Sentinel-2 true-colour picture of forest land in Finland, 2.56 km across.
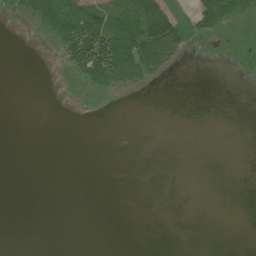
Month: July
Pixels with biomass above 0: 16%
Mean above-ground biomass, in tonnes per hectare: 15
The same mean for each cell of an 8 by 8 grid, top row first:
9 69 106 56 98 30 51 18
0 4 109 127 97 48 0 0
0 0 21 60 28 0 0 0
0 0 0 0 0 0 0 0
0 0 0 0 0 0 0 0
0 0 0 0 0 0 0 0
0 0 0 0 0 0 0 0
0 0 0 0 0 0 0 0
